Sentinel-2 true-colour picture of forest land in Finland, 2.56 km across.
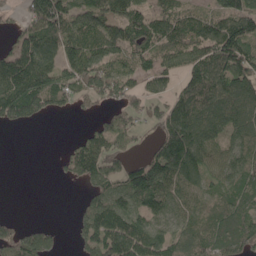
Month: May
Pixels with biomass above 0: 73%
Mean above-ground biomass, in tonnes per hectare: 99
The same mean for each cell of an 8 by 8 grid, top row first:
31 194 108 102 92 100 79 155
87 126 146 100 98 115 133 145
194 143 124 134 68 65 148 141
138 64 30 62 74 144 143 141
0 2 69 85 25 188 101 85
0 1 86 97 152 140 75 97
0 0 36 132 109 87 85 106
108 59 57 171 169 129 127 128
